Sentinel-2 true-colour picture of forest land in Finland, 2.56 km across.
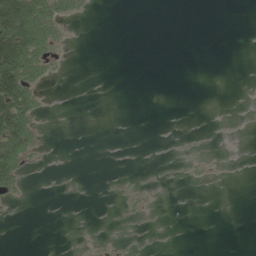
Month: June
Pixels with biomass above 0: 14%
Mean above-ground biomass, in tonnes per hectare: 13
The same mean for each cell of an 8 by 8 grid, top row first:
118 74 14 0 0 0 0 0
129 56 0 0 0 0 0 0
131 25 0 0 0 0 0 0
112 8 0 0 0 0 0 0
96 5 0 0 0 0 0 0
61 2 0 1 1 1 4 0
5 0 0 0 6 0 0 0
0 0 1 3 2 0 0 0
